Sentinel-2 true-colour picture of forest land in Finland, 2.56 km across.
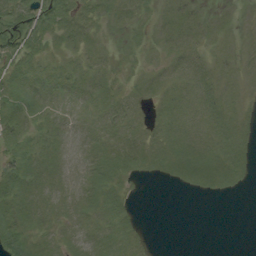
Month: August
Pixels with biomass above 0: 71%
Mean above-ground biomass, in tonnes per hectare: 8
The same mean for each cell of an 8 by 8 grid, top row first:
13 15 10 8 5 11 5 3
16 7 8 3 5 9 7 5
12 9 8 6 7 9 9 6
12 8 5 9 5 10 11 7
13 8 4 8 10 12 11 10
18 8 5 11 6 8 13 8
12 8 8 11 1 0 0 0
23 5 8 11 4 0 0 0
